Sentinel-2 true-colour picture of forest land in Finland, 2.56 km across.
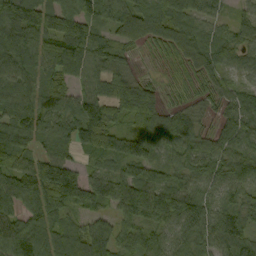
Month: September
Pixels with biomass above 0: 93%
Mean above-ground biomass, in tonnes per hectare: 88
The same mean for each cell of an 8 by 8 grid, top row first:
126 115 99 83 124 130 76 41
129 106 114 72 53 80 95 67
97 81 58 99 43 33 50 37
121 100 104 77 120 76 37 90
122 73 93 105 126 106 62 80
100 110 68 87 90 64 75 89
74 101 65 66 116 135 81 87
111 110 116 100 79 66 67 91
